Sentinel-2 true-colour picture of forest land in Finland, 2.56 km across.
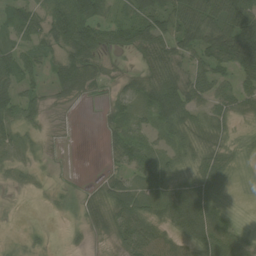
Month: August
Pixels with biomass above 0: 75%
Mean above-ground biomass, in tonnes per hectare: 43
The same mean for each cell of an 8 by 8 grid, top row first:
48 62 100 39 71 71 76 116
44 41 104 30 51 60 76 132
64 39 76 15 51 67 53 46
59 20 1 30 43 98 44 39
33 6 0 33 41 37 44 22
13 5 1 22 46 37 55 10
2 5 19 55 42 55 58 6
6 8 5 24 67 33 58 36
